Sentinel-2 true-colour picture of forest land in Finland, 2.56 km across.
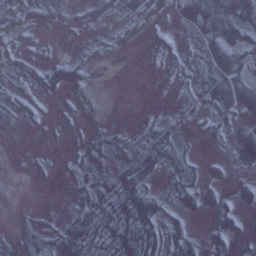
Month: January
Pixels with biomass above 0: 73%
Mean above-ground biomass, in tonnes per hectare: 22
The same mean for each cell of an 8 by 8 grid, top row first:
26 29 10 14 22 22 73 58
19 6 7 10 10 12 38 43
22 26 24 1 1 9 42 51
31 6 10 1 3 8 21 45
3 2 9 11 28 19 10 76
1 4 14 25 35 16 16 10
1 4 27 46 61 20 23 20
6 27 49 48 60 30 17 11
